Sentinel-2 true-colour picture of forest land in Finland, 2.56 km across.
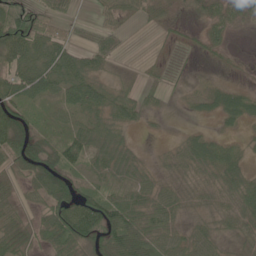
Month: June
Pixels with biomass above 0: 77%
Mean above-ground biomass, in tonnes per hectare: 36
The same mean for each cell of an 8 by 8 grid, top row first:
74 39 12 35 24 14 32 27
74 70 37 38 0 9 21 2
68 65 64 20 14 6 9 6
54 15 38 44 29 2 17 55
70 34 56 40 3 15 40 15
30 61 25 31 20 22 22 50
30 50 77 75 50 36 19 53
46 41 71 66 63 37 37 21
